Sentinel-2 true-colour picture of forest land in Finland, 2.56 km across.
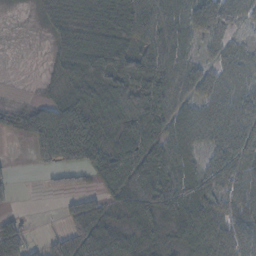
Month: November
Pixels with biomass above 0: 82%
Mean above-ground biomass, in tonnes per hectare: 59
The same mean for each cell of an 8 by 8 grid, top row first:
7 45 40 90 89 62 74 56
2 20 45 71 59 60 30 45
1 13 55 58 82 59 56 66
38 79 87 72 80 72 76 83
4 114 117 58 85 75 57 86
8 20 27 68 88 78 66 79
10 0 66 37 83 84 85 68
72 29 98 83 41 46 106 78
